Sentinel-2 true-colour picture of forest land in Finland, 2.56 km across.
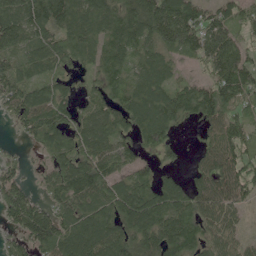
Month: May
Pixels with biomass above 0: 85%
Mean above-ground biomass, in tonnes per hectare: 99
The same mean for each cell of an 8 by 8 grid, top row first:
142 148 129 116 168 173 89 81
94 110 111 95 93 88 123 83
105 88 31 81 96 53 78 138
81 117 63 95 129 105 101 79
14 96 97 101 74 43 57 96
64 62 150 98 64 42 95 118
112 77 109 117 150 133 100 54
60 131 165 141 127 136 91 52
